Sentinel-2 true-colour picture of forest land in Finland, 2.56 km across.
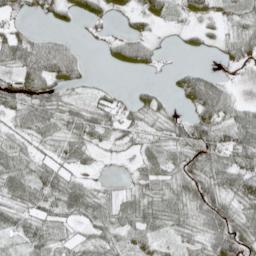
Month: May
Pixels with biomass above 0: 76%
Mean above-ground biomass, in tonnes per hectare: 43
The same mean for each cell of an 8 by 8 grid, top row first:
26 31 37 25 39 21 35 35
71 61 17 27 45 9 20 46
49 72 33 2 2 22 44 11
39 60 46 44 48 19 74 45
35 31 47 27 30 49 77 88
58 59 22 8 48 51 64 72
53 53 52 50 62 58 68 54
27 53 40 39 40 29 59 80
